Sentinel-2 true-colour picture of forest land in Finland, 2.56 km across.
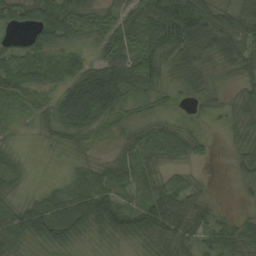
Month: August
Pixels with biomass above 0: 91%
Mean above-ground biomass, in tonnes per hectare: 53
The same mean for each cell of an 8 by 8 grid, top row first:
49 85 52 46 82 139 90 63
27 68 31 53 68 105 77 80
66 50 74 78 82 47 43 35
22 47 113 74 37 23 23 52
16 25 43 27 54 66 16 36
43 12 61 50 59 27 8 24
48 83 101 63 59 67 33 10
50 61 34 30 43 65 40 64
